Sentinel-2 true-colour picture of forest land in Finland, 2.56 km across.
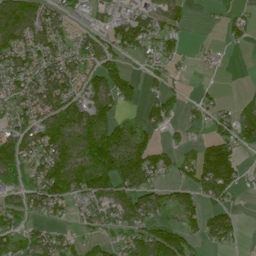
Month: July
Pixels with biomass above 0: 66%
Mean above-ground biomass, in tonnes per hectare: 73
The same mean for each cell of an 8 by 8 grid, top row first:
124 82 43 51 60 60 7 38
115 94 62 76 63 38 14 17
85 112 71 105 32 20 3 1
83 102 106 63 44 37 40 63
122 112 112 155 84 37 70 84
75 147 135 182 139 39 145 69
70 83 40 103 95 74 57 14
73 69 36 39 102 109 52 19
